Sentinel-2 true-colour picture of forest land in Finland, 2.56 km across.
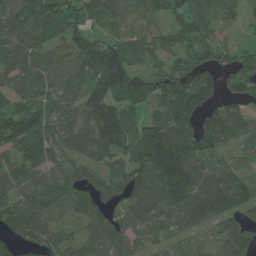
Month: June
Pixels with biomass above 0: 84%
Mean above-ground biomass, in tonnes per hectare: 81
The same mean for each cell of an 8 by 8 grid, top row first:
88 102 60 56 57 67 70 42
76 76 76 94 57 65 61 38
58 49 54 150 81 82 78 77
90 74 85 129 48 106 92 62
103 83 95 137 176 160 112 45
70 51 54 60 91 173 101 92
75 87 66 59 82 95 131 100
60 65 51 102 48 36 25 89
